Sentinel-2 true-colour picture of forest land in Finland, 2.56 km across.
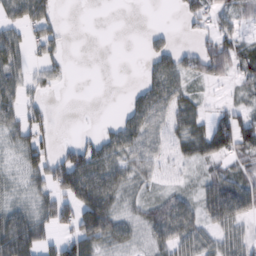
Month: February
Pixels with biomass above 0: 62%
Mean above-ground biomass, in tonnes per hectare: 40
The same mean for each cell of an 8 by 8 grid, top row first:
52 48 0 0 0 9 42 28
61 39 0 0 13 32 48 51
51 30 0 0 29 53 39 24
44 22 0 2 73 48 22 34
34 40 42 54 61 30 56 75
10 59 110 69 32 15 31 33
36 46 103 52 24 58 54 73
139 34 81 45 17 55 33 39
